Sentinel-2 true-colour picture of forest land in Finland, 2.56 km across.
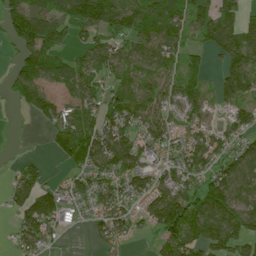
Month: July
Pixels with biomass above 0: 75%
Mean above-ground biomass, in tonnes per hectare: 87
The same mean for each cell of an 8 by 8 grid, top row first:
100 126 118 146 127 96 109 71
39 118 43 88 101 82 63 135
62 103 86 70 77 89 49 143
16 85 96 94 113 78 81 75
4 24 108 144 97 87 95 81
54 27 59 103 91 94 87 124
65 114 53 88 67 180 149 121
50 52 1 60 17 137 132 130
